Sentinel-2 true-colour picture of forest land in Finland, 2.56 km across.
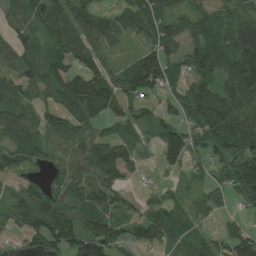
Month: July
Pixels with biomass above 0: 80%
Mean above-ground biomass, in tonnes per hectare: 64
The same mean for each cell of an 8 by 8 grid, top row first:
48 73 85 38 65 60 57 67
67 51 104 37 50 66 117 141
71 72 82 67 107 47 78 115
82 50 77 54 32 39 119 87
58 49 61 82 34 84 50 65
24 28 76 76 9 20 31 102
58 91 76 75 30 48 38 23
14 93 111 90 46 44 41 76
